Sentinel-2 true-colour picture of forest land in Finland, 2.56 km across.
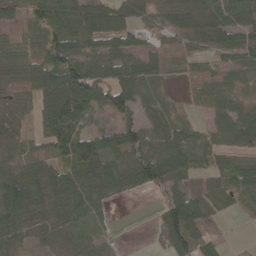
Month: May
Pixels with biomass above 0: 81%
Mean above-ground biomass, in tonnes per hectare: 60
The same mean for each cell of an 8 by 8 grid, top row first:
58 70 71 75 53 74 67 62
52 70 67 69 47 52 54 66
63 96 121 86 60 24 51 21
51 88 85 62 39 16 35 36
50 80 100 77 65 79 32 38
97 59 87 90 80 62 45 76
125 66 91 21 0 109 57 41
46 33 50 17 0 73 28 1
